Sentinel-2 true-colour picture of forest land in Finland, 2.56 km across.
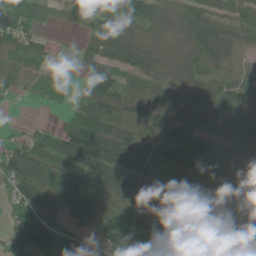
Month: May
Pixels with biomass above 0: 86%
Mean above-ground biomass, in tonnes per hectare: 78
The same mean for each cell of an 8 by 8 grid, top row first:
124 53 99 147 120 79 62 54
92 26 34 96 79 45 103 48
63 53 41 81 74 67 82 57
3 12 88 93 72 58 87 102
44 82 139 122 40 81 59 92
107 102 84 79 89 74 96 78
74 80 94 37 79 98 80 82
112 130 44 76 111 72 76 65
